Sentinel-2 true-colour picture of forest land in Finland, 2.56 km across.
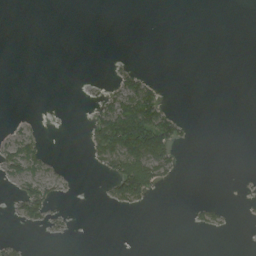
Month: August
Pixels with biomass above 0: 16%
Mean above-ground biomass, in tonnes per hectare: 14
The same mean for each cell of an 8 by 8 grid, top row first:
0 0 0 0 0 0 0 0
0 0 0 0 0 0 0 0
0 0 0 10 27 0 0 0
1 1 0 56 104 13 0 0
45 9 1 105 140 51 0 0
39 26 1 46 115 13 0 0
24 46 0 9 11 0 21 1
9 2 0 0 0 0 1 0
